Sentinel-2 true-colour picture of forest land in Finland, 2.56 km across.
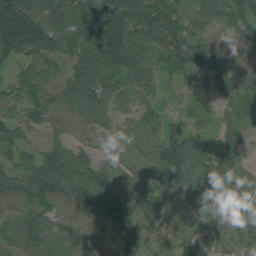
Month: July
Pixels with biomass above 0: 94%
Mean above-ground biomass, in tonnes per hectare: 81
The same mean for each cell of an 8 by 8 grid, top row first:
236 95 84 113 99 87 74 83
150 121 92 125 71 91 73 80
81 65 109 103 79 36 84 88
47 85 88 77 71 27 58 82
77 54 49 32 93 90 39 51
62 114 82 64 72 100 79 59
79 93 94 100 80 71 55 74
69 94 87 69 51 60 72 53
